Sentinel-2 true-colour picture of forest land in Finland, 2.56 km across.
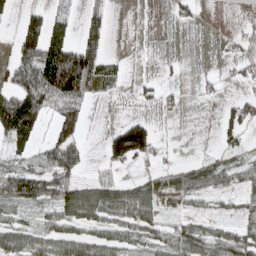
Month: March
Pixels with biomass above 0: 48%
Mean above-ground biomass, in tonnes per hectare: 37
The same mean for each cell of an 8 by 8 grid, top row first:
15 46 22 19 0 14 1 1
34 83 75 8 1 0 0 6
46 108 126 34 11 5 9 17
116 50 59 0 7 4 0 34
42 36 47 68 96 2 1 23
58 60 28 21 26 41 50 40
28 37 112 81 82 21 13 21
41 54 52 48 48 46 38 42
